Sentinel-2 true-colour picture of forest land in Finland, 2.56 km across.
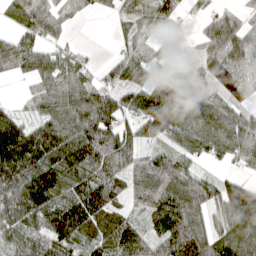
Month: April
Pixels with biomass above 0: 79%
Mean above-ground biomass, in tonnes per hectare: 77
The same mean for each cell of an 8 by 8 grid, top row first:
26 57 19 21 53 44 47 54
76 52 16 13 38 12 75 102
19 81 69 42 63 71 64 93
32 75 96 99 93 118 95 54
166 130 122 112 47 68 99 84
140 130 91 87 103 99 31 34
121 112 118 65 62 105 68 127
86 110 73 93 75 126 80 109
